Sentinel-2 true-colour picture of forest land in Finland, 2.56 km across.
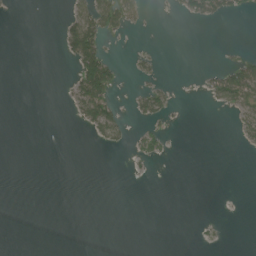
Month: July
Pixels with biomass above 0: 13%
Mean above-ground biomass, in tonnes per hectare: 9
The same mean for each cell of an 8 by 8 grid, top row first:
1 0 35 44 13 4 39 12
0 0 87 3 3 0 0 2
0 0 50 45 8 2 16 70
0 0 25 43 24 5 1 28
0 0 0 16 14 1 0 8
0 0 0 0 2 0 0 0
0 0 0 0 0 0 0 0
0 0 0 0 0 0 2 0
